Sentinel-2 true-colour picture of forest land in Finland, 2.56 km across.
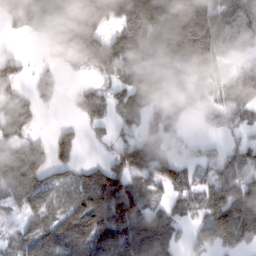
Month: February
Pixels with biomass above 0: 74%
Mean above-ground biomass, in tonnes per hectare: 118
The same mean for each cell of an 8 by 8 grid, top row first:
190 280 255 154 224 251 208 119
19 72 244 127 168 279 211 67
72 69 25 69 205 168 98 121
94 8 46 66 125 63 58 72
84 70 53 51 142 39 32 55
124 89 73 128 84 96 47 95
43 99 159 247 125 68 111 176
70 162 194 186 198 79 92 80
